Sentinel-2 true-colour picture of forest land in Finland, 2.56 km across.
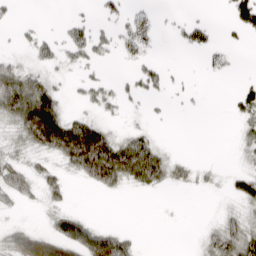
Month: April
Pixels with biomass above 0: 42%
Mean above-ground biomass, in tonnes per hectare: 29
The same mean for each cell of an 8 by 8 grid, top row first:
7 0 7 16 23 4 4 42
6 20 30 17 25 6 24 6
67 33 11 9 23 3 3 7
82 141 16 9 6 1 1 21
20 105 182 91 58 2 0 15
38 23 41 89 73 24 8 26
11 17 5 0 0 0 0 15
43 74 87 72 2 0 22 51
